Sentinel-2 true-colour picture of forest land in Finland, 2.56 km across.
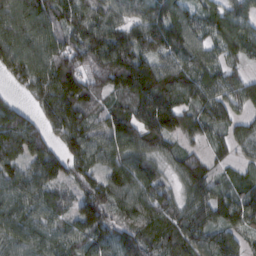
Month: February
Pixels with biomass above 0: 92%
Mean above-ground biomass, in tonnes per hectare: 99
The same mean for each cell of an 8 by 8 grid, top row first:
127 122 114 104 104 92 78 87
119 121 131 169 129 117 77 100
65 132 142 127 152 126 107 81
75 87 123 101 118 132 92 62
102 76 115 122 107 59 55 76
90 92 78 100 119 66 86 54
99 76 97 86 112 88 103 100
99 86 77 81 78 110 91 61
